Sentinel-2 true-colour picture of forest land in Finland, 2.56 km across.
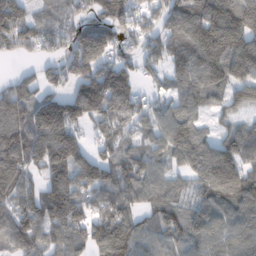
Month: February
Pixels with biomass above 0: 86%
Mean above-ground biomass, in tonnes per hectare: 129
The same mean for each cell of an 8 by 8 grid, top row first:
155 80 94 137 75 142 198 201
101 82 189 147 100 116 230 193
76 87 148 212 57 88 165 133
155 217 167 154 90 113 68 54
157 177 120 95 85 142 101 131
139 118 174 136 116 73 157 136
135 156 133 131 84 82 136 128
125 103 114 188 114 95 128 120
